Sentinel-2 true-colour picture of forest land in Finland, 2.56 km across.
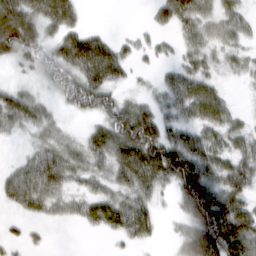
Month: March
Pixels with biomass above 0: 73%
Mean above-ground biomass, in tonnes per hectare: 55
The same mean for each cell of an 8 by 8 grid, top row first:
106 83 30 0 4 76 56 39
95 44 101 54 21 24 49 36
13 27 82 63 10 55 53 17
77 31 46 81 67 53 82 19
8 50 39 98 141 86 66 51
46 83 45 56 108 107 80 73
33 47 45 80 59 26 139 68
16 10 1 17 34 28 104 110
